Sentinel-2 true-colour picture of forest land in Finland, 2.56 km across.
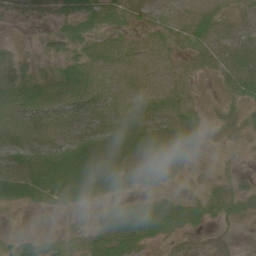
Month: June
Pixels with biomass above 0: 81%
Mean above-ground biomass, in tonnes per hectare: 30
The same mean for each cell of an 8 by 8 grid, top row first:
15 17 52 28 21 19 31 19
11 23 29 28 18 20 32 34
34 28 43 14 17 16 6 44
31 46 41 23 25 37 14 20
36 54 46 38 49 54 8 7
53 57 58 56 41 18 12 15
20 27 22 26 48 50 34 27
29 26 16 65 57 22 14 6
